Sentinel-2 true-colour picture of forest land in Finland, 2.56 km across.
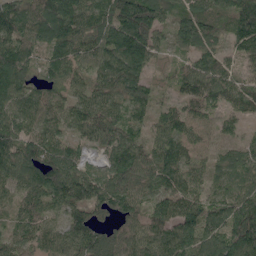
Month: May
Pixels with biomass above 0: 96%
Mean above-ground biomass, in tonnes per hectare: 101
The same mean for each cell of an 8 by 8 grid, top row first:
128 131 127 128 185 94 106 146
118 88 101 143 145 71 85 95
134 78 77 113 82 44 109 85
111 85 95 84 75 68 55 59
129 101 61 90 82 105 41 50
103 126 97 108 95 115 69 84
65 84 99 124 96 117 112 149
78 87 120 114 105 143 128 168
